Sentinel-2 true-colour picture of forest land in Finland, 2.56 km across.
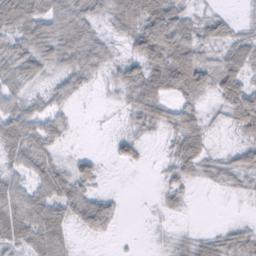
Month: February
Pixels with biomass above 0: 78%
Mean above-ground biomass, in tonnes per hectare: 45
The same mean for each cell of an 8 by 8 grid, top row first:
84 75 62 55 114 74 27 10
52 56 75 30 91 110 44 48
54 33 45 29 85 95 61 64
65 49 5 6 60 49 21 83
72 51 2 22 23 43 32 32
37 65 56 2 1 39 29 42
68 70 67 37 2 19 0 3
64 76 11 8 3 21 33 44
